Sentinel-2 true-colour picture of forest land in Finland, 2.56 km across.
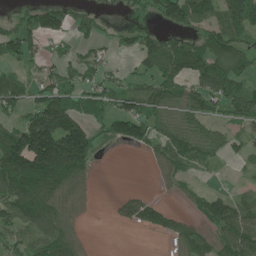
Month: June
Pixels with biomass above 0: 63%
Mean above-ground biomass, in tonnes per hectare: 77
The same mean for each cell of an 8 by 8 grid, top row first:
25 103 41 15 23 113 106 151
92 27 33 25 75 115 109 83
72 47 54 41 60 95 109 76
55 204 86 75 97 82 70 91
155 221 182 31 76 106 83 29
202 244 112 0 1 49 10 10
124 116 32 11 67 18 84 77
51 106 39 0 1 57 59 129
